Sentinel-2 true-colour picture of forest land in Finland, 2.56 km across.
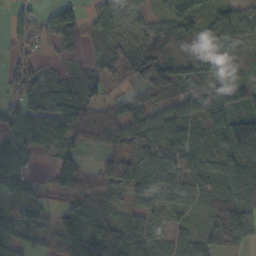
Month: October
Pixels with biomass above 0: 84%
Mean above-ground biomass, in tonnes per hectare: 63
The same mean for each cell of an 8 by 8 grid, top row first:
56 59 57 82 36 84 81 69
42 27 31 51 61 54 128 51
77 43 43 32 87 89 80 59
77 88 73 63 57 48 79 66
114 66 44 57 61 61 45 121
89 26 78 112 55 36 46 85
39 52 56 36 33 24 42 90
71 58 136 102 47 41 57 51
